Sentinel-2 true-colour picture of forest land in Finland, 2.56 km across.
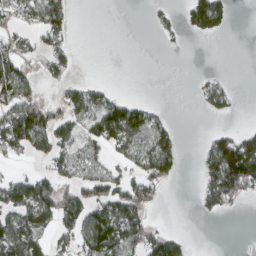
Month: March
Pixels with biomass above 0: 43%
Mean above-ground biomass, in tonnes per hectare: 54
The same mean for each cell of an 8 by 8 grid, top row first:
47 110 1 0 2 15 112 0
76 56 4 0 0 6 0 0
112 26 23 4 0 0 18 0
107 75 88 118 71 1 27 4
88 94 84 81 91 55 42 121
48 73 73 73 71 31 73 174
106 115 129 105 70 0 35 10
109 46 81 117 103 55 0 0
